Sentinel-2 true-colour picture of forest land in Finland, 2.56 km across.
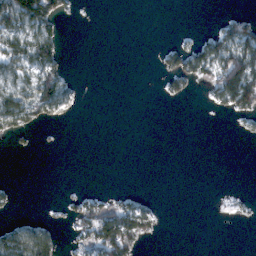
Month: February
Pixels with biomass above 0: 27%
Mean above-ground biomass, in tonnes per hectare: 23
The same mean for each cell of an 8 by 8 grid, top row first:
104 95 4 0 0 0 1 28
62 61 0 0 0 34 58 94
48 69 4 0 0 34 43 140
70 34 2 0 0 0 4 44
5 1 0 0 0 0 0 1
0 0 0 0 0 0 0 0
5 2 42 55 30 0 0 11
77 45 30 95 24 0 0 0
